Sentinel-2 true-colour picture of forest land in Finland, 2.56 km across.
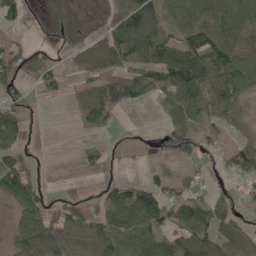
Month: May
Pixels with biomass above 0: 68%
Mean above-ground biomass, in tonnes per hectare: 61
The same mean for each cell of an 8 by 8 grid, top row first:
29 10 5 45 117 53 64 98
42 19 49 103 115 104 112 72
60 52 44 113 82 110 94 89
62 0 61 86 5 74 58 42
64 1 11 12 18 64 30 48
137 8 24 23 15 35 16 72
56 56 36 95 138 71 87 28
53 117 60 107 114 78 76 55
